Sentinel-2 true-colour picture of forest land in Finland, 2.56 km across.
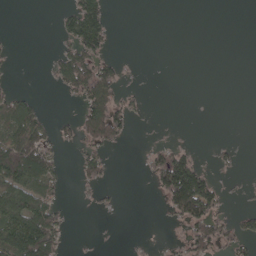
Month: May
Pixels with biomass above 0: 32%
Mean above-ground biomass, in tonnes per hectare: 37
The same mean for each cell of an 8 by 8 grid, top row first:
0 0 123 25 0 0 0 0
5 4 93 20 0 0 0 0
5 11 105 88 2 0 0 0
84 14 47 108 14 0 0 0
121 60 43 54 6 23 3 8
122 77 32 14 11 164 53 6
134 85 3 10 0 79 96 13
150 118 1 1 3 15 92 49
